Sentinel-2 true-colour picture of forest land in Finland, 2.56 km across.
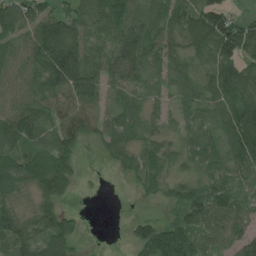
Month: July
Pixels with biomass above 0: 83%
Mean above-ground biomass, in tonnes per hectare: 77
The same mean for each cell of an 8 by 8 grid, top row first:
88 89 79 105 61 78 113 38
56 158 105 75 100 58 84 132
56 117 144 63 58 59 68 109
89 73 84 58 56 40 67 128
97 74 62 71 56 42 89 143
88 148 25 9 78 45 65 64
45 72 9 0 3 70 132 86
95 107 29 0 124 186 71 85
